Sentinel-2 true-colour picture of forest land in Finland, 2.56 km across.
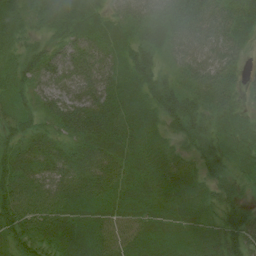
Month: July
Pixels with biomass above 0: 97%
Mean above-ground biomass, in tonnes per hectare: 54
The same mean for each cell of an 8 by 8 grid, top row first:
33 48 50 35 42 65 69 50
34 37 51 37 40 49 58 38
49 52 55 47 57 34 63 28
45 49 76 65 60 80 48 33
54 55 58 62 60 36 58 54
78 61 74 67 60 54 46 44
85 66 66 60 65 55 38 49
61 61 72 59 54 51 43 70
